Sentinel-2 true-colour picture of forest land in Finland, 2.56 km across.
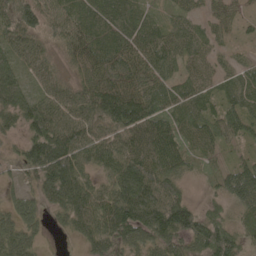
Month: May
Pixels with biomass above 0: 90%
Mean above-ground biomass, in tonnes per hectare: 74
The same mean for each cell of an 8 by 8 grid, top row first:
94 61 90 97 55 38 40 34
59 41 74 85 79 66 47 14
81 46 55 91 78 59 53 55
93 98 67 127 134 74 67 72
27 130 92 75 102 95 55 32
26 114 89 76 128 78 38 102
68 51 104 113 143 121 38 61
87 10 41 88 68 80 123 65
